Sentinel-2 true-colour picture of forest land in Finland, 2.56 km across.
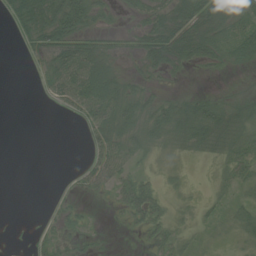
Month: July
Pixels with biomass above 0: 58%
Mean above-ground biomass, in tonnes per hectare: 23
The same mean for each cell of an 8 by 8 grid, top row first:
28 55 62 13 25 48 65 38
2 32 45 15 33 53 49 36
0 25 59 42 17 6 6 3
0 1 23 41 35 38 42 29
0 0 1 39 30 29 37 35
0 0 13 31 19 9 5 26
0 2 12 12 45 11 12 21
1 16 17 2 10 23 14 23
